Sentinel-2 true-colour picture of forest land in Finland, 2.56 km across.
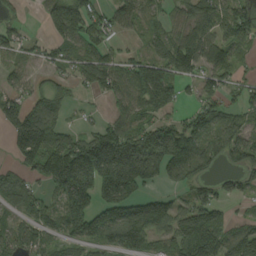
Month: August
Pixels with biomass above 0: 74%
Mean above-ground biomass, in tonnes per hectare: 105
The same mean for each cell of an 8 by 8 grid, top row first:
40 88 156 89 81 65 120 113
68 51 97 59 50 144 122 69
65 47 80 115 165 111 69 48
118 112 19 56 97 49 111 73
110 163 118 229 181 182 118 112
67 118 248 238 168 97 56 66
68 81 137 176 143 80 101 14
91 73 99 108 121 122 169 127
